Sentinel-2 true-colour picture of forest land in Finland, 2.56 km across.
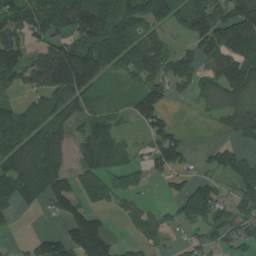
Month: July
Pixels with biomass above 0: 71%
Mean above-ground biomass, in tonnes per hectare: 112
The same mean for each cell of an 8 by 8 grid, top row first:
136 188 201 154 161 114 201 166
138 113 167 193 157 61 130 167
81 172 206 54 99 101 90 169
96 130 109 66 137 16 38 130
162 233 82 117 38 130 24 68
185 212 92 86 41 60 56 125
77 65 112 40 45 67 179 109
17 107 185 69 55 24 72 91
